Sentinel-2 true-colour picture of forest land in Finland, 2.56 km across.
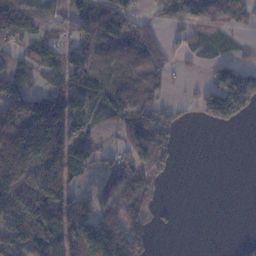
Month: November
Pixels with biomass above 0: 63%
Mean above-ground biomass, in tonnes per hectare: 80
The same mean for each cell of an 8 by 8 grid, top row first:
138 47 80 118 37 62 82 63
58 45 83 92 85 26 59 19
87 27 124 92 87 17 46 176
122 170 97 82 105 40 114 111
214 189 95 20 121 45 0 0
209 179 52 80 93 12 0 0
185 207 62 85 81 5 0 0
120 149 135 138 52 0 0 9
